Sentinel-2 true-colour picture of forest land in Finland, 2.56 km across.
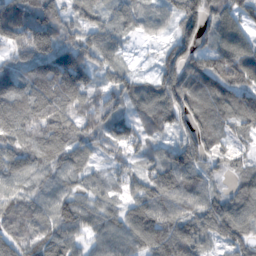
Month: November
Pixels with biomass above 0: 93%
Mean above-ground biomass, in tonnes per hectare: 84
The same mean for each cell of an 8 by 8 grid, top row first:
134 135 60 65 73 87 144 85
97 126 109 70 8 104 93 123
64 112 86 69 37 124 104 113
74 87 100 79 86 110 98 106
77 83 72 45 40 69 107 29
86 74 61 38 71 122 68 57
87 70 82 48 91 84 90 94
78 90 56 94 118 127 67 68
